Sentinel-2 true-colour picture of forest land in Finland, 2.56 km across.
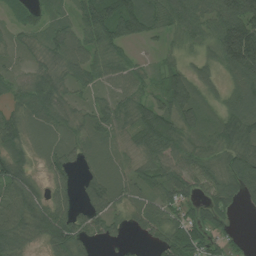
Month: July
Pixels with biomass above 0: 87%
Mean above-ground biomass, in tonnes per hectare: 60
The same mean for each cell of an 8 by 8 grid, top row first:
46 46 62 112 97 79 76 129
36 47 60 70 12 29 49 179
34 55 55 47 39 69 39 78
39 69 36 60 78 82 39 89
61 43 48 39 72 67 42 81
83 46 35 47 56 70 67 73
78 85 59 66 49 56 59 22
75 66 80 35 22 70 53 13
